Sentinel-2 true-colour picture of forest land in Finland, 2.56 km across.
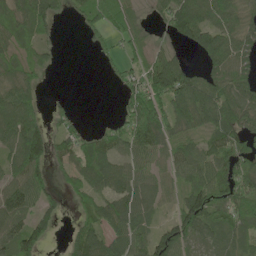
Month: May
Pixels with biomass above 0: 74%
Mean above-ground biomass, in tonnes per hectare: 66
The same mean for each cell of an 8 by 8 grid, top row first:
83 65 34 80 16 97 89 75
72 28 3 25 41 23 88 72
80 9 0 16 92 125 73 72
105 26 6 6 180 104 108 69
84 82 66 69 94 65 57 79
70 47 62 89 56 51 95 99
100 36 37 75 63 51 128 97
94 36 66 65 58 96 54 65
